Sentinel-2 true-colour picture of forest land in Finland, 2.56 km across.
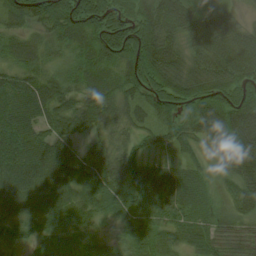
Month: August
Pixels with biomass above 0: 93%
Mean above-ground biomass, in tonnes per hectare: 62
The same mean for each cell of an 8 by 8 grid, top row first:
44 69 87 76 92 95 65 26
35 27 48 85 99 59 91 97
44 41 48 57 81 76 79 83
67 59 68 54 50 58 96 107
83 66 36 35 36 52 64 138
82 65 73 77 37 39 29 81
44 53 56 56 44 52 43 57
28 54 46 29 63 40 63 57
